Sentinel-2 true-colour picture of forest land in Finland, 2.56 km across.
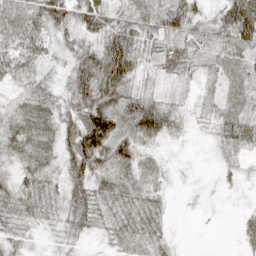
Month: April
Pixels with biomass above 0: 89%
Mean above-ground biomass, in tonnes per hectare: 40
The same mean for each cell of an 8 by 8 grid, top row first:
70 71 47 43 31 69 31 105
57 33 40 68 42 67 44 57
30 26 63 79 26 43 21 35
34 43 65 86 72 32 20 43
43 40 89 73 33 11 9 58
32 37 60 42 30 9 3 15
46 35 58 42 44 4 5 8
26 11 26 21 34 12 1 19
